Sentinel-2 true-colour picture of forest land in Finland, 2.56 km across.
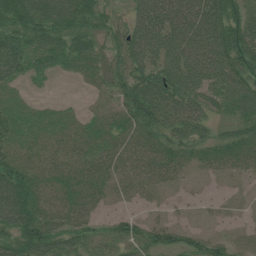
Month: July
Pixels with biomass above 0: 85%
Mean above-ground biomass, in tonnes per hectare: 62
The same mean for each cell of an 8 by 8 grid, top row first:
93 91 89 39 80 102 112 69
91 76 72 49 89 90 108 104
48 19 28 60 83 92 84 90
48 32 18 41 98 83 51 61
66 38 43 56 66 74 63 78
91 51 69 53 59 35 19 26
115 66 70 16 17 6 7 6
76 90 62 54 65 58 59 13
